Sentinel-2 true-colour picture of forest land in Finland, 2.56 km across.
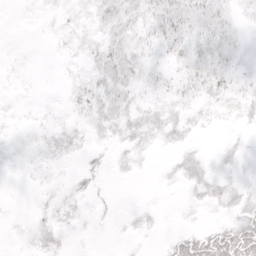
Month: April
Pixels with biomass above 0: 56%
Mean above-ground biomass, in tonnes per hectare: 8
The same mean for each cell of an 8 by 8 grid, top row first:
1 4 5 19 15 20 17 7
1 1 6 18 9 13 17 8
1 0 7 24 12 10 22 7
2 3 7 19 14 10 7 10
2 7 6 8 11 9 1 3
0 2 6 4 2 6 7 3
0 5 4 2 3 1 6 10
1 8 1 1 2 12 26 39
